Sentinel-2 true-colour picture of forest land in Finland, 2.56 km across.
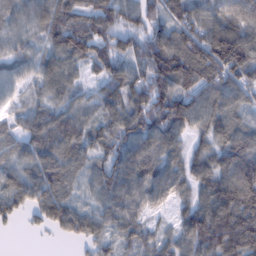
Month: February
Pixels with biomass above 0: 92%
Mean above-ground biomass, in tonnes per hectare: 86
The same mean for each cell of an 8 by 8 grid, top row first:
68 109 110 104 91 95 87 102
52 77 119 95 113 127 146 155
46 83 47 104 107 154 124 99
36 76 61 79 118 132 88 60
51 85 74 81 89 56 65 106
67 102 48 93 93 76 92 120
69 94 58 71 64 47 98 141
1 7 54 44 60 60 142 149
